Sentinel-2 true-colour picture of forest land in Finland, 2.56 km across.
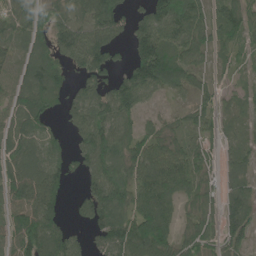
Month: June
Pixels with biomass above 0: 81%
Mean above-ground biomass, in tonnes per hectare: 78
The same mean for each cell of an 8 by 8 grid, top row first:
70 105 61 127 69 114 62 73
43 77 99 71 111 90 52 49
65 121 57 65 117 83 27 26
76 85 92 111 44 29 47 40
85 66 64 111 86 71 50 52
103 109 44 91 93 118 46 59
90 107 49 127 120 66 56 91
92 123 31 106 138 79 55 58
